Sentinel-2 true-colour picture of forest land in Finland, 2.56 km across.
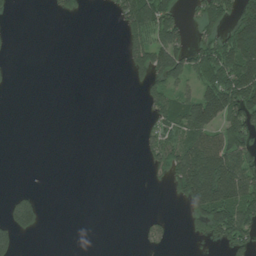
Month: July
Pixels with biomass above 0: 33%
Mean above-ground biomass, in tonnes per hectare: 48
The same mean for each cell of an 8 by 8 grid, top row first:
4 4 19 20 143 63 70 89
3 0 0 0 117 126 74 192
3 0 0 0 44 76 92 166
0 0 0 0 16 80 139 139
0 0 0 0 30 91 166 93
0 0 0 0 4 110 174 138
87 7 0 0 0 5 162 122
45 0 0 0 22 6 32 76
